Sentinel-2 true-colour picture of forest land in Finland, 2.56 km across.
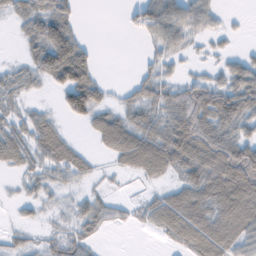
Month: February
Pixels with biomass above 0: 65%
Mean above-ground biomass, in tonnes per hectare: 41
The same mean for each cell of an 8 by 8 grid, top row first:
27 59 12 0 50 55 33 2
5 83 50 0 8 28 8 7
26 34 82 5 33 23 33 57
20 19 61 40 45 70 90 73
50 77 17 73 89 86 92 66
13 28 32 10 43 33 73 107
10 10 26 24 26 78 67 103
14 22 34 1 1 44 89 56
